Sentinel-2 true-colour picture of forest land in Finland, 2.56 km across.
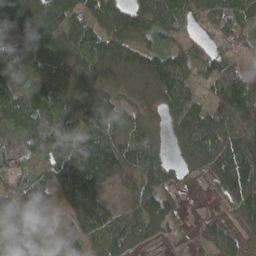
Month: April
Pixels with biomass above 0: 88%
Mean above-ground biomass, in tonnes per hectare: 89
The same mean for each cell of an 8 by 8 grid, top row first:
112 107 71 97 100 85 65 95
79 71 89 125 80 63 51 60
99 87 105 77 90 134 91 143
115 138 91 92 68 86 62 116
92 125 164 127 133 43 144 108
88 79 168 93 114 37 51 154
104 44 88 42 107 44 18 81
70 38 73 117 56 17 89 65
